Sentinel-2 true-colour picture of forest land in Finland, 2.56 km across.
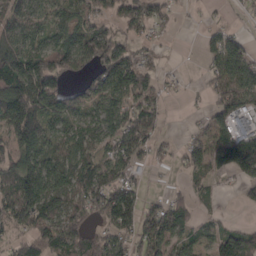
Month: March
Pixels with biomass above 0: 74%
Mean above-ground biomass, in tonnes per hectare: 85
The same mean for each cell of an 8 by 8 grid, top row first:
79 74 91 76 120 30 13 13
89 89 131 141 37 4 55 74
147 185 63 136 86 13 39 112
205 142 59 82 96 1 51 104
115 83 75 61 99 26 109 190
135 109 91 97 19 9 51 67
142 114 108 165 94 80 18 10
68 123 112 99 99 64 48 91
